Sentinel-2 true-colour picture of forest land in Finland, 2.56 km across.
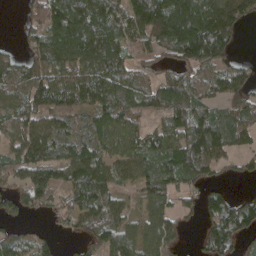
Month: April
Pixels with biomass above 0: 79%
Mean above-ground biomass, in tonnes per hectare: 102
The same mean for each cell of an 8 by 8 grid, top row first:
9 162 129 112 173 260 202 153
25 113 136 122 84 146 194 17
108 121 126 116 65 96 94 83
150 144 83 110 73 131 91 100
105 121 94 88 89 127 185 67
87 102 114 83 89 103 62 28
64 49 116 104 67 67 71 91
76 33 55 130 95 66 89 73
